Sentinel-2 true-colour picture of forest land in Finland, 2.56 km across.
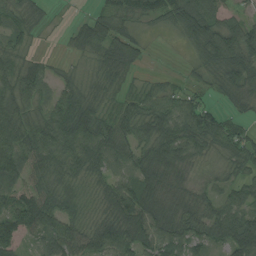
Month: August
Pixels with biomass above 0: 86%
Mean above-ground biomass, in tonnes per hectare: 59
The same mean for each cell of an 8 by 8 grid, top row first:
50 21 16 75 39 73 87 41
46 2 47 93 35 3 84 128
75 40 33 40 18 14 33 77
59 53 94 36 67 70 57 26
65 82 98 77 65 86 55 55
62 59 53 55 69 54 22 42
92 81 33 67 99 60 52 68
73 68 64 87 79 61 56 109
